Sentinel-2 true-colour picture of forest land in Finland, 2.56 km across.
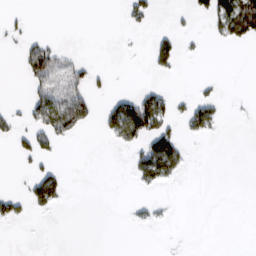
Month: February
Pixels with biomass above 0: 18%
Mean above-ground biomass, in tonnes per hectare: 20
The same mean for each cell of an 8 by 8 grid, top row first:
10 0 0 0 28 7 39 114
13 40 4 0 3 42 4 7
1 54 39 9 2 3 7 0
12 81 63 54 122 24 61 1
23 31 2 14 62 73 2 0
3 52 0 0 62 32 0 0
31 27 0 0 12 1 0 0
0 0 0 0 0 0 0 0
